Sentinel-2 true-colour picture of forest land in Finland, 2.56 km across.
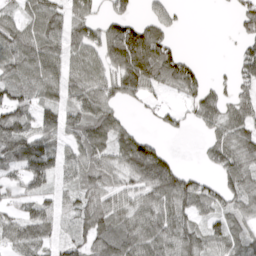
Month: April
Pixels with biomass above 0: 74%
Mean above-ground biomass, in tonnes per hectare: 69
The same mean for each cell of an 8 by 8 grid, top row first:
52 106 69 57 29 22 0 63
94 96 75 112 138 33 0 33
82 88 78 83 116 97 26 57
94 62 82 62 15 29 78 74
120 65 78 84 86 1 48 94
44 76 65 55 122 92 28 94
40 51 65 77 71 101 66 61
76 56 58 90 105 97 73 64
